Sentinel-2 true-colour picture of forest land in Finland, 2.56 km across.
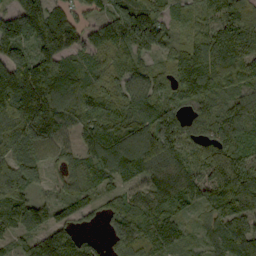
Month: September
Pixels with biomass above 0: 92%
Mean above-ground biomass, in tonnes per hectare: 119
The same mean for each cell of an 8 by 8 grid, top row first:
159 148 58 120 168 72 113 124
135 122 102 131 146 100 190 156
197 141 92 99 106 132 149 89
170 178 109 118 113 115 105 121
95 109 73 153 184 134 138 127
146 43 47 101 108 106 139 186
149 81 66 65 142 98 104 158
58 121 87 74 114 92 71 168
